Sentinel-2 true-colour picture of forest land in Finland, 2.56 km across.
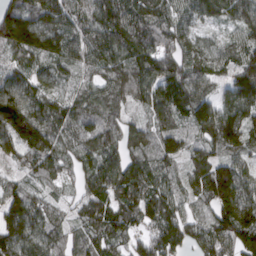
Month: March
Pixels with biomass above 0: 95%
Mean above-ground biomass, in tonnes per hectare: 118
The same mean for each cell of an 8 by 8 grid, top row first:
195 154 108 143 139 99 100 116
142 138 119 149 136 110 70 95
102 86 75 129 144 154 101 152
176 116 92 89 71 138 130 158
127 118 100 99 97 65 100 132
49 88 88 145 133 68 170 135
148 79 78 130 136 85 98 192
163 123 85 126 90 127 108 155
